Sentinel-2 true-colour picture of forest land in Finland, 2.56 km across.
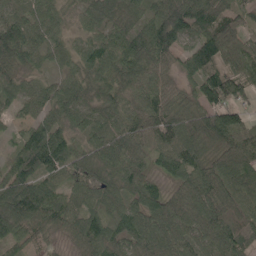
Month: May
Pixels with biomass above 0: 96%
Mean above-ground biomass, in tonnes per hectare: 83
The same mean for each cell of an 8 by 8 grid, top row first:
62 68 55 97 75 143 112 69
125 63 53 77 99 80 122 79
61 40 66 76 77 41 110 95
38 66 79 79 87 90 107 67
41 128 44 83 68 92 97 103
90 79 62 69 68 72 106 89
153 125 72 78 111 98 115 85
61 40 70 98 96 92 83 93
